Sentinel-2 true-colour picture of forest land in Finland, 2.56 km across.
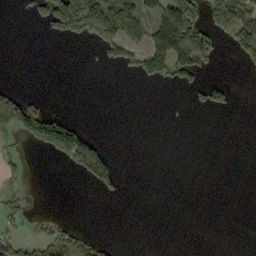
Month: September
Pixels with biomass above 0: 22%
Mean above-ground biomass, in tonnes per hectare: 39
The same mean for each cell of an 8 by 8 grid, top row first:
4 90 233 176 95 206 77 138
0 0 2 70 94 126 101 77
1 0 0 0 42 48 26 1
130 53 0 0 0 1 23 3
24 111 146 9 0 0 0 0
22 0 32 75 0 0 0 0
42 1 0 0 0 0 0 0
57 73 62 10 0 0 0 0
